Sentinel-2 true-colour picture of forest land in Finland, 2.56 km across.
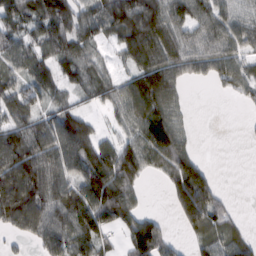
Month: February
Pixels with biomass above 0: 76%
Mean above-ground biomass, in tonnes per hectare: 82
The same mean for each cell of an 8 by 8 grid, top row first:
94 113 97 117 132 94 92 65
83 75 89 34 134 73 78 73
74 71 69 55 139 95 52 68
64 57 47 44 111 61 0 7
128 101 119 74 106 102 0 3
153 109 97 150 61 126 77 0
155 101 144 119 32 93 162 8
32 93 133 39 116 31 76 64
